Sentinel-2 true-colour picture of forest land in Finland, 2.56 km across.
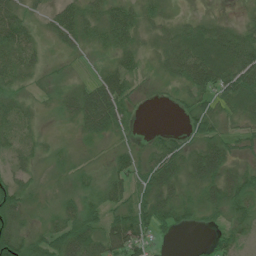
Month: July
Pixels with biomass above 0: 82%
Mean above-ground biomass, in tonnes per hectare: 34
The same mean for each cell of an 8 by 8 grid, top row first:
47 22 50 50 29 13 12 7
58 16 22 33 21 47 44 54
29 11 11 57 10 31 68 60
39 8 66 78 3 7 43 27
31 15 12 17 11 35 48 16
25 12 25 34 39 50 62 41
45 14 49 42 45 48 36 43
54 43 71 71 40 5 9 27
